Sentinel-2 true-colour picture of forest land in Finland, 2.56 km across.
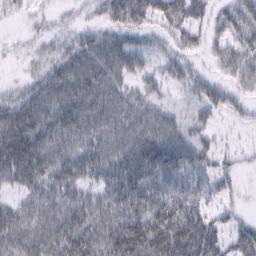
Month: February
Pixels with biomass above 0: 82%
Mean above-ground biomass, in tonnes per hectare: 45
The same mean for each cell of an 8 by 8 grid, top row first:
15 19 18 44 53 59 41 56
9 24 48 54 36 35 27 49
10 51 60 47 29 38 36 40
63 56 57 55 46 29 35 16
76 56 50 53 58 56 29 7
54 51 45 49 67 66 38 16
37 52 51 53 63 72 32 12
55 60 63 64 80 83 63 43
